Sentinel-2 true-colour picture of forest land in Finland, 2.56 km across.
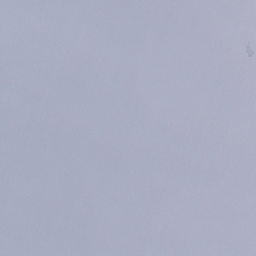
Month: December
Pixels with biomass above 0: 82%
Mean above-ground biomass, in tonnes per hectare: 82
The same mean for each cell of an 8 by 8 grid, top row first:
116 61 55 51 86 72 54 79
83 88 89 79 36 124 63 50
119 96 101 140 96 78 70 38
97 88 86 91 114 81 54 74
162 110 64 60 48 39 83 92
34 54 44 36 87 75 81 83
72 82 87 70 97 45 159 126
103 68 81 155 43 19 93 170
